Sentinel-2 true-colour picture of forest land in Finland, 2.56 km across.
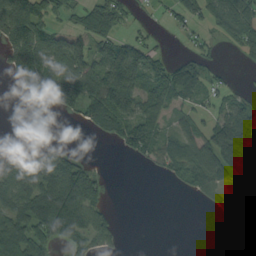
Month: September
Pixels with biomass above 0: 57%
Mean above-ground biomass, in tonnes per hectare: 66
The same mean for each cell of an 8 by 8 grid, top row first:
107 59 55 93 6 32 69 149
110 92 71 103 59 4 26 63
39 123 129 143 81 105 46 3
0 14 87 171 95 39 31 90
9 18 0 35 101 70 121 162
83 123 128 4 4 46 109 105
62 194 137 20 0 0 14 54
127 97 73 30 0 0 0 15
